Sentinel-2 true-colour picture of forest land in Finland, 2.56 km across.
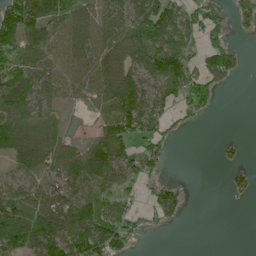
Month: June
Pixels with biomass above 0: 65%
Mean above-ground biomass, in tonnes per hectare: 60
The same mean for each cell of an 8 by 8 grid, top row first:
137 76 80 67 113 75 76 46
87 78 90 78 97 92 73 21
91 73 84 79 55 115 83 16
85 48 7 48 90 42 26 0
101 73 46 97 58 12 0 13
46 45 88 83 59 4 0 25
80 89 81 67 27 59 0 3
109 112 98 102 9 0 0 0
